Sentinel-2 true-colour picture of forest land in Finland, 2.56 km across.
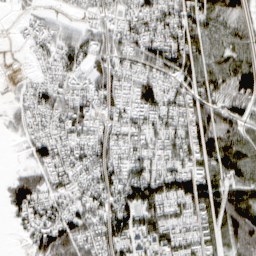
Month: March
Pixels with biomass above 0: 83%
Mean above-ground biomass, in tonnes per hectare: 74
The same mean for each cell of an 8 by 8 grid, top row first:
8 26 22 43 81 99 91 69
4 45 86 73 91 110 76 64
9 47 46 78 69 67 88 114
38 77 86 60 77 72 98 69
11 76 70 81 74 83 109 92
37 65 59 86 112 115 89 88
69 68 65 104 116 77 112 120
7 105 109 102 109 88 67 108
